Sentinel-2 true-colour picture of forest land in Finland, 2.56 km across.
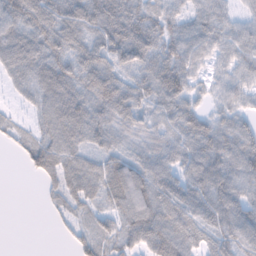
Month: February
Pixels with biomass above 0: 87%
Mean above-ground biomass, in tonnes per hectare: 63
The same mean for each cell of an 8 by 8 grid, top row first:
84 69 67 76 69 48 62 31
83 78 66 82 82 76 61 62
45 85 64 64 70 96 31 51
15 71 82 83 57 74 37 47
28 73 59 51 52 67 89 83
0 53 75 78 88 74 103 85
0 14 34 51 106 95 94 82
0 0 38 45 90 98 68 83
